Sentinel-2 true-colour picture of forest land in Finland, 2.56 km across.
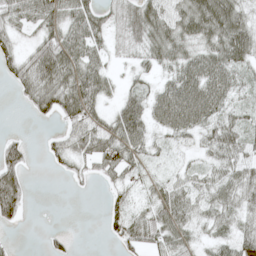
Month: May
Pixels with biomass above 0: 75%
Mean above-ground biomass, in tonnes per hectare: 40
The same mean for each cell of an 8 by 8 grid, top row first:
52 60 58 31 69 53 83 54
30 66 67 26 48 52 49 67
39 68 71 25 20 50 71 27
1 41 72 27 55 86 57 26
33 13 53 67 45 21 35 45
59 2 18 34 21 24 32 43
63 0 0 23 25 61 33 33
3 14 1 16 58 43 23 40
